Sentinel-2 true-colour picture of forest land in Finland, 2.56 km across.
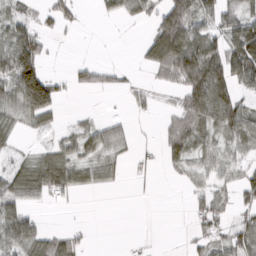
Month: March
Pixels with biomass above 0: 54%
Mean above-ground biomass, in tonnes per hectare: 46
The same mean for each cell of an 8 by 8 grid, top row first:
40 34 20 21 36 118 62 78
105 24 1 1 31 142 95 131
131 89 30 25 10 64 162 78
49 84 6 3 14 43 110 78
16 17 49 51 11 55 38 44
67 88 46 28 14 9 29 33
67 10 2 0 0 0 47 45
93 56 27 0 4 0 38 63
